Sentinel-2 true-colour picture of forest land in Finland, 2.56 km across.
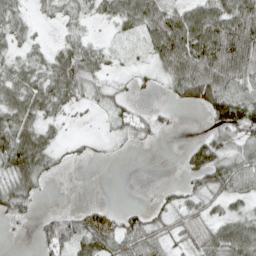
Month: April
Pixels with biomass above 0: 69%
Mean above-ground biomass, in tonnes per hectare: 45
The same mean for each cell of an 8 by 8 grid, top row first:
39 16 33 40 73 62 75 86
27 23 55 17 26 95 93 110
52 54 77 22 13 68 109 72
64 42 11 35 26 13 53 95
90 48 12 11 19 1 58 52
72 29 0 0 0 3 77 59
53 5 19 11 20 38 35 25
3 50 67 61 70 36 70 87
